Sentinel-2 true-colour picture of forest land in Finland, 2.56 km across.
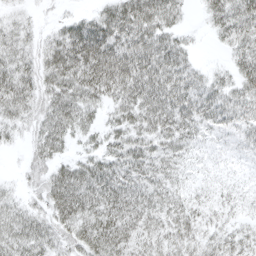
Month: April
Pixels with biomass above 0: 89%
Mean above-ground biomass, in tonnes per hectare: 37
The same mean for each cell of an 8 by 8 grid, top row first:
16 5 23 51 59 29 31 52
37 35 67 55 53 40 4 36
51 42 65 66 56 47 28 38
41 48 51 29 51 51 41 38
11 48 19 36 40 34 14 21
6 35 55 54 42 25 9 8
25 36 61 52 43 31 21 14
42 35 49 58 35 37 27 27
